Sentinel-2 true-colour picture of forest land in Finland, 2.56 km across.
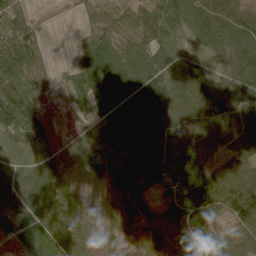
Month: June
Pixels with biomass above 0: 89%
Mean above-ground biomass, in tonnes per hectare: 74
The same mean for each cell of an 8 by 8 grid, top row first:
53 4 18 46 61 86 107 84
84 20 39 102 94 58 62 116
73 35 83 95 137 123 89 110
95 25 31 85 112 87 105 93
47 40 45 91 93 86 69 78
59 100 53 80 106 50 55 123
75 78 55 31 80 72 81 112
51 75 68 38 73 85 96 89
